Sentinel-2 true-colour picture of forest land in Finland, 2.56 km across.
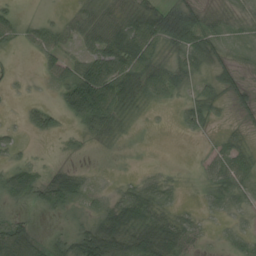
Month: August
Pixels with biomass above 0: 65%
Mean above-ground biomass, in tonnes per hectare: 29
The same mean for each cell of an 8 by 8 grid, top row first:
17 5 19 26 47 68 23 11
6 35 18 55 57 36 46 9
5 16 77 72 57 40 23 25
3 20 73 49 8 10 32 14
14 1 8 8 1 0 6 20
52 28 26 3 10 6 24 37
11 29 17 45 69 20 14 19
63 24 55 90 71 65 5 21
